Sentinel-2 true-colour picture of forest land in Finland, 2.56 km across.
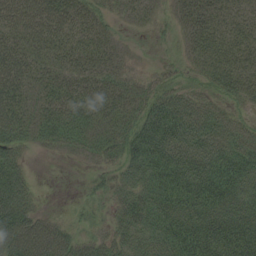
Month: August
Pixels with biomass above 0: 82%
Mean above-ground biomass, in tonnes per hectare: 44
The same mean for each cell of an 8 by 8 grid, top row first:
46 57 45 17 20 20 43 34
41 46 51 29 3 7 53 51
50 40 45 36 15 19 32 44
56 52 62 48 40 70 48 17
44 25 36 39 56 75 77 51
58 0 2 22 49 69 79 64
76 8 7 23 60 58 62 52
79 79 34 42 48 65 68 76
